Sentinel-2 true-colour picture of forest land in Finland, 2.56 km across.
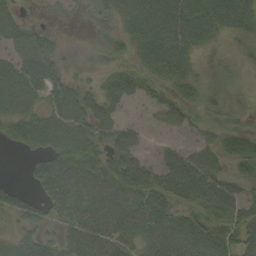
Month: September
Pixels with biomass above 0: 85%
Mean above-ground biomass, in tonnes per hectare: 51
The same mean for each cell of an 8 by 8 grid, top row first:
36 8 8 39 88 79 71 69
47 48 16 26 59 66 21 19
82 66 29 41 36 46 22 15
66 60 70 46 11 46 26 19
34 70 83 51 25 28 40 58
2 71 78 82 72 85 82 41
53 51 75 86 84 51 60 47
36 44 62 60 60 75 71 60
